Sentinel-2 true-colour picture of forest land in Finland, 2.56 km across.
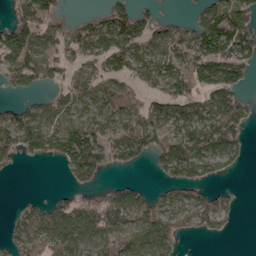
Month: April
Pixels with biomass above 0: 65%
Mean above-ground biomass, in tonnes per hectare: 70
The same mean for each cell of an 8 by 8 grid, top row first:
59 79 18 77 46 15 92 99
128 72 84 90 70 63 108 109
70 52 43 59 62 95 114 79
62 71 57 74 74 92 95 91
88 91 154 88 100 94 107 62
6 0 66 15 5 81 55 9
19 64 73 99 79 82 95 15
60 97 87 114 113 58 13 0
